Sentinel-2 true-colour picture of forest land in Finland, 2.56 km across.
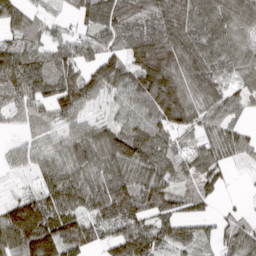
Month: March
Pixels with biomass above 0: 88%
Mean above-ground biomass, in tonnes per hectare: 88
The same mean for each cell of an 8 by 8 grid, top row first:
98 34 51 92 85 128 125 117
73 59 58 63 143 131 106 91
128 108 106 106 138 140 116 66
52 59 72 35 85 137 80 39
21 49 102 145 141 55 69 68
12 71 92 101 114 85 84 3
117 127 92 139 107 81 40 16
142 166 117 66 114 67 36 92
